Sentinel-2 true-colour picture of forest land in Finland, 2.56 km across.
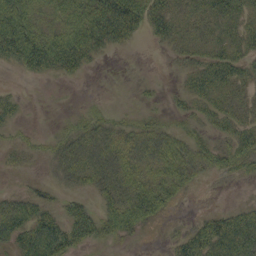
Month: September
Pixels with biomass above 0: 65%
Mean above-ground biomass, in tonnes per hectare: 39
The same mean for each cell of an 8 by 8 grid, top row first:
91 35 67 98 76 41 43 41
113 100 81 28 3 24 37 38
4 15 11 0 5 8 60 40
22 0 14 17 19 21 35 32
17 16 50 52 54 47 36 49
5 11 46 59 50 55 20 22
55 36 33 54 82 15 5 20
58 101 48 35 5 25 74 68
